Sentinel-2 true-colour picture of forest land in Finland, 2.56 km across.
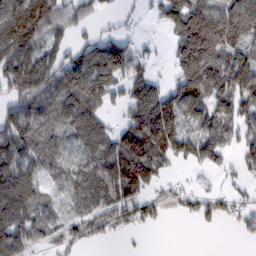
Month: February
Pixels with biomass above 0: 72%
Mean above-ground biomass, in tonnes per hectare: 87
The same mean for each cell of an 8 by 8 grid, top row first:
157 121 70 17 14 108 162 189
138 65 74 157 26 88 229 102
97 93 167 158 83 63 131 82
111 86 134 29 145 129 89 104
124 71 77 105 147 93 98 68
150 63 81 114 113 14 17 28
157 59 60 87 74 18 47 42
124 46 43 15 4 0 0 14
